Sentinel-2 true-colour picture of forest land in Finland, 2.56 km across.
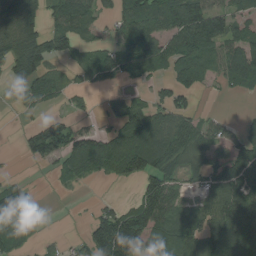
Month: August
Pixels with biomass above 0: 64%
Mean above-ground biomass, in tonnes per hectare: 70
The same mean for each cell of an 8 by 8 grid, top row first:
65 51 94 54 103 131 119 51
89 116 46 55 124 92 95 90
49 71 22 41 43 86 62 79
10 23 20 46 83 83 13 7
6 100 85 86 125 105 78 78
11 11 55 42 99 60 84 112
119 5 1 46 106 54 69 109
82 11 20 201 118 61 82 129
